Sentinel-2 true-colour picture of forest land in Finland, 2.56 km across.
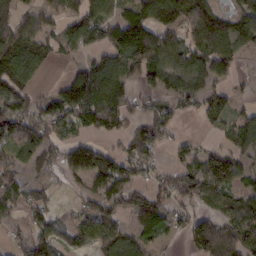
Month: February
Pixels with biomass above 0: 68%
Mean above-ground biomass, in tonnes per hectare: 80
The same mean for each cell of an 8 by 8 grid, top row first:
59 61 103 66 120 121 117 81
137 65 70 105 157 96 139 80
135 12 121 132 67 76 84 19
105 80 117 117 49 51 72 46
81 76 69 20 105 44 14 94
51 47 63 102 37 72 122 77
54 51 39 84 113 57 58 90
28 80 54 92 62 14 167 116
